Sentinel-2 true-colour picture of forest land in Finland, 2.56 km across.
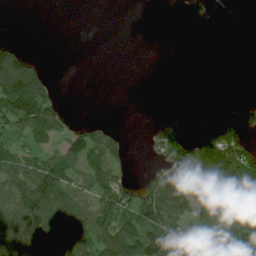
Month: July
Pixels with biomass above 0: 51%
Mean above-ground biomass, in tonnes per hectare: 53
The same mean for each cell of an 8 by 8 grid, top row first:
0 0 0 0 0 0 18 99
41 0 0 0 0 0 0 24
135 45 0 0 0 0 0 0
120 92 3 0 0 17 55 76
45 36 96 79 10 77 100 94
70 92 53 78 28 68 45 100
89 109 81 103 111 89 56 109
92 114 86 137 134 86 61 117
